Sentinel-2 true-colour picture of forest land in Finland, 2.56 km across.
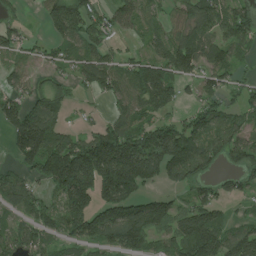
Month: July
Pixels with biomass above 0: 74%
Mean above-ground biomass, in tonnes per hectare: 105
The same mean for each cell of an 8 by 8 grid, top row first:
40 88 156 89 81 65 120 113
68 51 97 59 50 144 122 69
65 47 80 115 165 111 69 48
118 112 19 56 97 49 111 73
110 163 118 229 181 182 118 112
67 118 248 238 168 97 56 66
68 81 137 176 143 80 101 14
91 73 99 108 121 122 169 127
